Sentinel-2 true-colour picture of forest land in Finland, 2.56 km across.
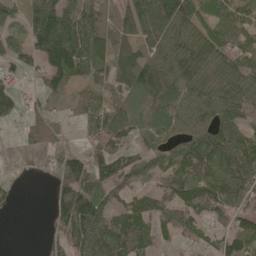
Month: May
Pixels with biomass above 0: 76%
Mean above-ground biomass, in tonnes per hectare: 84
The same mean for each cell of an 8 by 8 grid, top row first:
55 162 98 44 91 128 68 99
70 178 126 64 76 117 115 84
43 100 71 67 105 111 110 106
58 47 43 77 69 77 76 103
12 49 16 82 58 69 113 132
9 26 151 119 77 121 128 115
10 40 202 64 73 89 85 77
0 45 132 160 86 44 45 113
